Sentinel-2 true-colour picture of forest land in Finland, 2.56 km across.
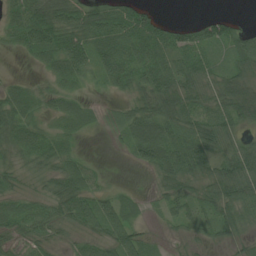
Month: July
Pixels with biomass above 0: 80%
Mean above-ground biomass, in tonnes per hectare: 47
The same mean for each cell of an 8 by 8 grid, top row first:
46 81 67 72 55 2 21 8
25 67 70 78 70 71 53 67
16 27 37 56 61 64 42 62
53 28 42 25 72 72 49 70
43 47 12 8 103 70 76 34
30 42 63 4 7 71 57 72
38 37 72 65 22 39 40 59
44 32 31 69 41 18 24 29
